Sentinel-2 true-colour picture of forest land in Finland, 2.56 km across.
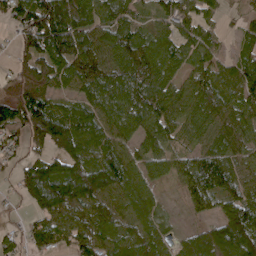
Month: April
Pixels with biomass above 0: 86%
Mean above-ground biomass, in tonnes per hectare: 87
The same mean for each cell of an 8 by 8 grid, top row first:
78 175 119 75 37 86 39 34
51 139 135 110 101 67 51 37
94 91 104 110 113 60 75 76
109 114 80 91 117 74 87 76
54 113 115 95 70 43 65 69
57 155 154 135 66 59 123 81
11 135 123 102 65 9 57 119
34 76 97 102 90 32 90 165
